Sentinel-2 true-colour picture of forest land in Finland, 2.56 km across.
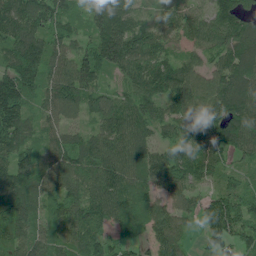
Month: June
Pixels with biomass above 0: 94%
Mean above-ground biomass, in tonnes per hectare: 107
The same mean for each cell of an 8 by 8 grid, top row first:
132 132 61 190 60 88 83 108
137 138 76 184 123 60 97 153
176 109 141 41 123 120 87 151
160 68 81 114 96 85 108 148
132 69 76 123 80 84 121 111
138 97 118 149 90 97 86 77
134 73 135 150 96 70 89 133
110 89 114 66 59 75 64 84
